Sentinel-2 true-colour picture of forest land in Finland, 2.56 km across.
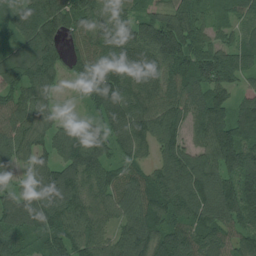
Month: July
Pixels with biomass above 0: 95%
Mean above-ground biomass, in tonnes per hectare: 116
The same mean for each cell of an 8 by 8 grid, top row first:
105 155 139 104 94 118 59 74
84 144 84 110 156 184 79 88
121 111 71 168 143 137 145 70
117 72 28 132 114 106 149 86
124 93 159 96 91 122 123 136
51 129 131 88 95 144 134 146
135 152 116 89 145 123 142 133
102 129 123 91 151 138 125 95
